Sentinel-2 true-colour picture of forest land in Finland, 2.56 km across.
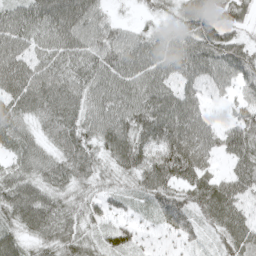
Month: May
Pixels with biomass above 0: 91%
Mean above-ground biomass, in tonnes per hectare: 58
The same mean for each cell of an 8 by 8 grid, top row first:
59 77 75 22 18 40 64 48
57 55 64 63 67 65 85 59
74 65 61 69 68 55 54 51
55 64 58 66 80 86 26 34
48 41 62 68 68 95 57 74
56 59 52 40 66 87 58 64
75 69 49 38 35 75 74 58
56 52 50 56 17 32 20 70
